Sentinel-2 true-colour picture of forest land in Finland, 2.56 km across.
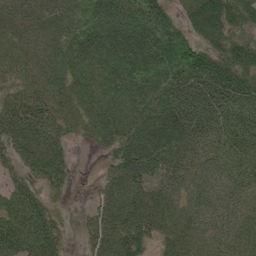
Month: June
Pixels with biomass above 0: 91%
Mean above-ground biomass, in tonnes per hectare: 64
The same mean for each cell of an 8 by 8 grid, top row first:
43 47 82 86 79 40 98 67
51 39 77 94 86 117 56 70
48 52 62 76 96 99 81 77
74 62 53 72 74 101 78 83
60 73 12 57 98 89 62 75
32 61 3 47 54 57 70 71
76 41 8 67 69 51 75 52
79 72 16 72 43 50 55 50
